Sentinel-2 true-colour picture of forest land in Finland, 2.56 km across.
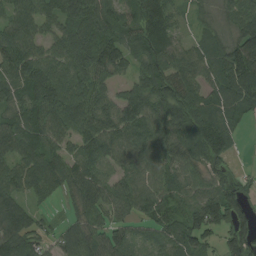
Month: August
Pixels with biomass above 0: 90%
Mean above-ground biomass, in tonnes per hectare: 78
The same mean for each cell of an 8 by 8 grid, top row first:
69 69 98 79 98 58 20 80
98 60 99 99 79 71 63 106
82 100 91 57 66 100 73 114
73 100 95 78 95 95 87 60
89 76 72 90 89 73 94 23
86 95 85 64 67 66 64 27
92 22 53 77 69 62 135 94
99 46 97 83 39 79 55 101
